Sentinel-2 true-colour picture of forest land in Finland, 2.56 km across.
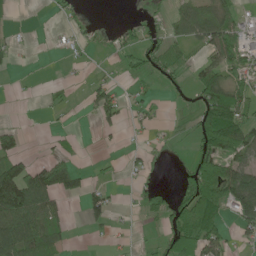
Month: June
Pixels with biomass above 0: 43%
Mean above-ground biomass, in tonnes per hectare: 41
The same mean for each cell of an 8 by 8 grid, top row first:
3 6 17 0 11 40 66 36
19 1 21 17 48 32 69 74
3 4 6 16 18 20 76 55
1 7 5 57 22 3 70 72
39 7 6 5 13 6 69 96
120 95 44 10 25 15 104 107
143 84 18 38 24 54 103 92
117 78 1 13 5 70 77 20
